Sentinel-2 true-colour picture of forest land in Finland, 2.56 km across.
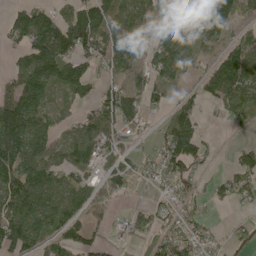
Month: May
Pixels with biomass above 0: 70%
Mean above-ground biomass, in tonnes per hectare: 82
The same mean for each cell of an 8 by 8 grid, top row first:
73 85 119 101 81 84 142 48
56 203 106 115 71 137 46 79
78 159 124 56 56 46 67 119
183 75 44 119 64 65 13 85
191 107 110 72 24 144 28 22
147 113 75 88 35 78 20 78
140 110 71 35 37 55 27 23
127 72 79 25 42 75 39 24
